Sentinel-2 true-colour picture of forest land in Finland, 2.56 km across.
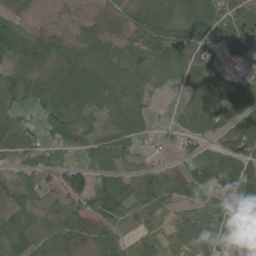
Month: June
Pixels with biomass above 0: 84%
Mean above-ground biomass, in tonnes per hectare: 67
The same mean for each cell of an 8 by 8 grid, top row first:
36 5 14 25 72 89 108 79
104 70 58 52 68 80 56 58
85 80 107 79 68 53 74 37
67 106 94 59 51 25 100 75
80 62 70 69 26 13 39 64
31 47 66 73 65 47 109 113
78 45 63 94 76 53 72 84
88 76 74 81 60 61 81 78
